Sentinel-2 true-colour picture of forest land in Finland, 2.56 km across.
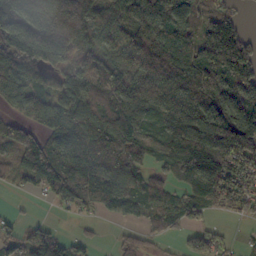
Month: October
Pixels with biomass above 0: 82%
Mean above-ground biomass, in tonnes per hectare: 100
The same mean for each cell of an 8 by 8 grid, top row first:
136 150 199 94 114 99 54 32
158 207 110 92 112 135 143 161
124 100 116 112 105 119 122 134
66 120 130 118 120 132 145 160
112 89 158 111 67 102 129 141
45 112 156 145 71 55 133 104
7 10 51 72 73 75 69 65
63 79 29 11 37 20 64 14
